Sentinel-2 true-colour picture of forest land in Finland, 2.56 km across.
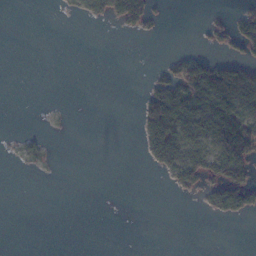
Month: November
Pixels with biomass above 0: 22%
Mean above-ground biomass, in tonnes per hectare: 22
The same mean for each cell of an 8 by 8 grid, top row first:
0 0 17 60 70 0 8 26
0 0 0 0 0 3 15 43
0 0 0 0 6 62 109 96
0 0 0 0 64 117 97 76
5 6 0 0 32 90 63 104
1 1 0 0 0 40 45 61
0 0 0 0 0 0 19 64
0 0 0 0 0 0 0 0
